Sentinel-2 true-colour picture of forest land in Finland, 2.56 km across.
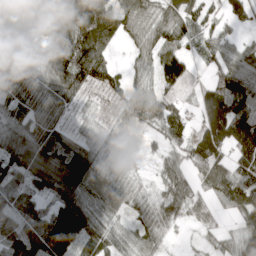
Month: April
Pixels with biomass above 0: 85%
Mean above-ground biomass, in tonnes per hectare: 81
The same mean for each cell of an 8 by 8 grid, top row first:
14 112 164 111 75 83 54 59
108 69 127 49 73 82 64 61
106 96 101 62 54 131 59 92
90 90 27 32 103 75 109 102
110 118 63 36 19 61 115 97
88 122 144 67 24 75 76 97
100 73 126 71 65 79 45 77
85 151 99 77 66 11 35 76
